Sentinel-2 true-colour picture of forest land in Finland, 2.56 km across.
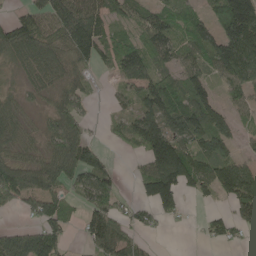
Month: May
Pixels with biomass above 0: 72%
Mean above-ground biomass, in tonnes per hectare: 90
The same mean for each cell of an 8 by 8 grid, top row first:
43 112 163 76 74 84 65 265
105 96 134 85 97 80 113 249
22 62 47 17 86 81 76 138
55 47 74 23 102 150 147 47
65 74 136 16 118 129 136 46
111 129 115 72 74 161 131 169
36 98 56 91 46 62 25 112
134 139 28 124 26 0 36 26
